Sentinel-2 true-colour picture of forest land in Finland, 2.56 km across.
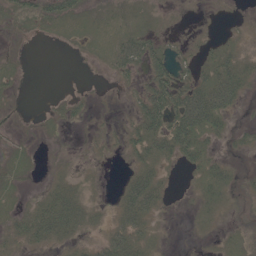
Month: May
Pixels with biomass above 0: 52%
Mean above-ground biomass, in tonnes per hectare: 16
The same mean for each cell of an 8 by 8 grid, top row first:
24 27 18 10 10 2 0 1
3 1 5 21 40 7 10 12
6 0 0 6 21 34 36 40
2 4 5 2 41 51 71 9
6 2 1 7 41 48 19 9
15 6 10 0 34 3 25 9
11 37 35 11 46 0 13 5
18 28 14 30 18 0 2 6
